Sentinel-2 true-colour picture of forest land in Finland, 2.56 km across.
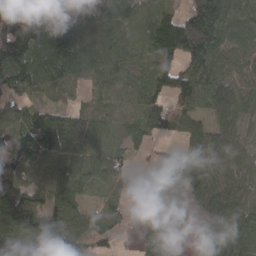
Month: March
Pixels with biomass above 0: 85%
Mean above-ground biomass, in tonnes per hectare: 77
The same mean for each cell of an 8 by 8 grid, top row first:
99 73 40 117 79 77 177 96
171 149 118 98 73 129 114 69
155 104 52 51 64 91 77 62
53 62 47 37 76 60 53 69
119 108 79 37 32 28 92 53
95 61 93 59 13 73 71 51
203 102 49 32 43 41 51 63
82 139 74 31 36 31 31 66
